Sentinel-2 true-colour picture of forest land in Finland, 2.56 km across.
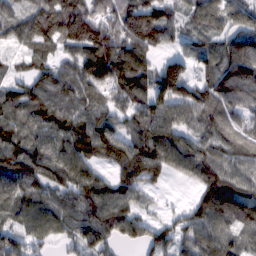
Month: February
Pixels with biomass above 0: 88%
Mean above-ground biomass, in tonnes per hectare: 92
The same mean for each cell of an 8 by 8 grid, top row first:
73 133 136 102 158 63 96 77
38 70 104 146 133 43 71 112
56 92 103 122 106 197 84 113
82 118 91 65 106 109 113 70
103 100 121 108 116 125 89 68
116 95 105 59 91 45 94 77
74 84 102 125 49 23 89 95
87 59 79 70 72 66 93 58
